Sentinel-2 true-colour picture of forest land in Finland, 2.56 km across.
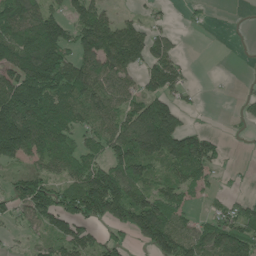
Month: June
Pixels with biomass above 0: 67%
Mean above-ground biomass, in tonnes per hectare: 92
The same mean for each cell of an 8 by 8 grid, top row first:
149 103 95 51 28 6 10 0
156 190 119 186 130 41 0 1
128 198 161 120 67 76 2 3
206 207 126 98 145 101 2 19
180 156 71 105 174 154 81 2
56 74 116 144 103 75 51 5
60 131 135 137 139 95 20 50
13 61 91 54 82 132 105 131
